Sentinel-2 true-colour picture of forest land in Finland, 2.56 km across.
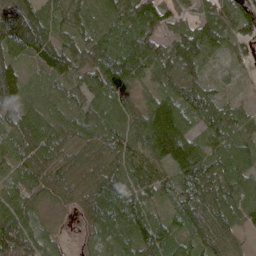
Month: April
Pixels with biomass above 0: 94%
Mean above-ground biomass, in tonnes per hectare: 75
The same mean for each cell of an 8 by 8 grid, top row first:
127 64 54 68 112 49 66 101
94 99 81 86 91 92 77 48
117 56 61 106 47 81 39 20
80 52 57 72 80 122 56 41
81 93 64 80 91 195 61 61
56 87 55 96 73 77 85 68
73 25 59 112 82 60 90 75
121 40 13 73 93 72 85 33
